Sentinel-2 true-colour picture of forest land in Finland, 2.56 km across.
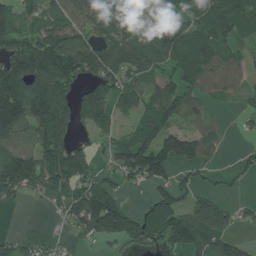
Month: July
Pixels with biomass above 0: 70%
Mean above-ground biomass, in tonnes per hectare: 94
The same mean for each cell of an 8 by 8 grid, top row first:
93 75 83 113 160 121 109 102
135 146 121 123 66 136 115 46
199 181 90 102 67 80 76 51
209 225 113 97 82 94 41 21
99 153 65 53 129 117 58 8
180 118 124 48 113 62 27 25
17 23 133 140 54 106 120 35
45 29 29 60 86 84 143 58
